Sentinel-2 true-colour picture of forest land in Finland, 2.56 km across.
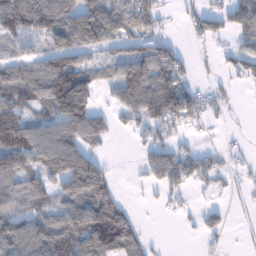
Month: January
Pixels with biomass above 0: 66%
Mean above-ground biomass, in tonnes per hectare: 79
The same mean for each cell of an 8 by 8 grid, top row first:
184 148 155 146 120 16 78 72
46 85 132 59 78 47 17 59
108 140 138 58 120 112 16 26
89 66 137 44 100 141 42 7
141 128 97 16 42 56 24 14
124 93 189 44 27 87 48 21
86 78 122 141 7 23 31 7
123 129 127 183 62 0 24 3
